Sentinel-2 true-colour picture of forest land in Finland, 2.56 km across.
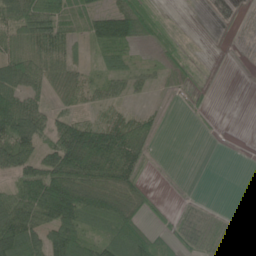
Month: June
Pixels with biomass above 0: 63%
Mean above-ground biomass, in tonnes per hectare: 44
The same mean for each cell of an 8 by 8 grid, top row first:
82 98 40 70 51 3 1 0
51 76 20 51 10 16 1 0
69 50 41 35 18 18 5 0
113 52 30 28 22 4 5 0
90 52 139 124 58 0 0 0
60 115 108 95 27 2 0 0
83 115 106 71 27 10 10 0
111 78 75 67 54 27 40 10
